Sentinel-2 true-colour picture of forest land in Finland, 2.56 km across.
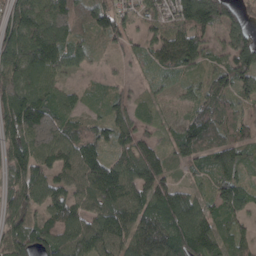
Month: April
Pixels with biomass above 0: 91%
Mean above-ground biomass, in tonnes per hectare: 100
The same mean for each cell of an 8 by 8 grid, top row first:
156 163 106 119 72 128 209 85
181 163 71 36 50 120 59 144
142 85 18 26 23 38 64 110
188 145 53 62 36 18 114 57
121 138 112 61 72 69 107 78
116 86 118 161 130 33 64 70
122 88 91 126 111 134 78 78
145 123 134 130 127 136 154 73
